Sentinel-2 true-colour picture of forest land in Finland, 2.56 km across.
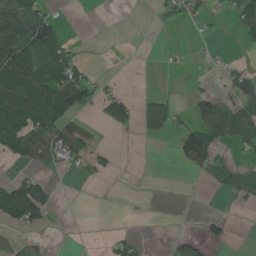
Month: June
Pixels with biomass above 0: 35%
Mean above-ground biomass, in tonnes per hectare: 44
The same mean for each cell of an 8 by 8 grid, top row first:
148 58 0 0 1 31 30 81
210 90 13 1 1 8 6 9
155 113 84 3 0 1 8 87
147 132 51 58 48 38 80 75
130 121 109 8 5 48 79 45
26 21 12 16 0 0 38 57
133 57 0 1 2 0 0 10
27 10 0 23 11 24 33 0
